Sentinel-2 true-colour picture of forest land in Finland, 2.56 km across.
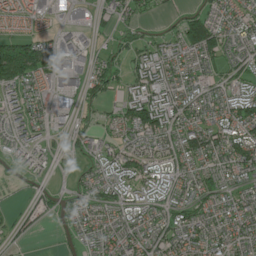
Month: June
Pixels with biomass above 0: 76%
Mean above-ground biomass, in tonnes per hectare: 53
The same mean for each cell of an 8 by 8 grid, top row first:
79 47 33 47 37 25 60 48
136 89 53 26 48 57 112 50
125 68 45 49 79 57 42 49
45 44 34 28 131 69 50 88
48 29 32 36 61 56 80 91
15 27 21 55 64 54 48 46
11 31 63 55 61 52 47 45
18 3 29 47 54 53 59 48
